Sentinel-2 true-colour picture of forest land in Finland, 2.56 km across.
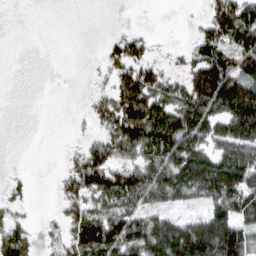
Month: March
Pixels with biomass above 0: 58%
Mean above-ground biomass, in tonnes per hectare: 68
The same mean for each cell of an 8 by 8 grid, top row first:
0 0 0 0 0 0 50 145
0 0 0 39 45 14 116 120
0 0 0 46 76 49 181 136
0 0 6 106 127 111 114 184
0 0 21 89 111 125 88 127
11 1 99 99 100 116 160 151
30 3 76 79 71 35 69 109
87 23 115 119 111 158 197 141
